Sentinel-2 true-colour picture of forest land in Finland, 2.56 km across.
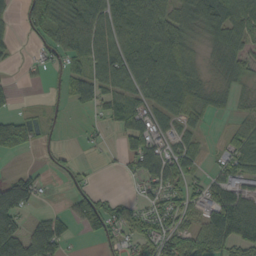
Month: September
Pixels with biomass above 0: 67%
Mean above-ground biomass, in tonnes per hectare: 58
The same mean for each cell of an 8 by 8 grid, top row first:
25 116 93 88 90 73 96 88
17 44 74 73 95 89 36 58
9 17 69 75 76 82 30 51
26 15 10 57 73 67 47 26
86 10 5 5 81 63 14 66
41 12 16 3 63 83 31 85
125 10 68 54 52 59 75 121
112 82 12 40 71 81 113 90
